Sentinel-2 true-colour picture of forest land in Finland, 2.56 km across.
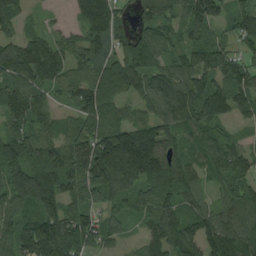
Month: August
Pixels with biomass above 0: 91%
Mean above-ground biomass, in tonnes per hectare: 103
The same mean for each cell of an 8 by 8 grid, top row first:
95 13 65 104 71 83 152 115
81 121 76 81 111 62 119 64
112 109 87 73 92 125 122 118
124 61 93 59 47 111 131 73
118 91 113 184 222 91 99 58
130 145 141 173 151 112 73 109
87 111 97 63 62 84 77 109
99 169 132 50 61 139 129 141
